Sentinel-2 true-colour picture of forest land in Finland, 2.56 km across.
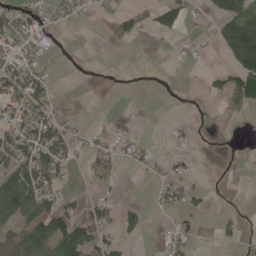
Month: May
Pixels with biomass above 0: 35%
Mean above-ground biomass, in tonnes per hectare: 35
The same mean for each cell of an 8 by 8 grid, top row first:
48 27 13 25 34 68 22 129
39 12 0 7 10 7 6 153
65 39 1 0 0 1 17 104
51 49 3 5 0 0 2 24
88 99 24 27 15 9 4 7
113 74 6 30 6 27 5 3
128 63 26 33 28 31 17 8
73 96 120 39 13 35 0 17
